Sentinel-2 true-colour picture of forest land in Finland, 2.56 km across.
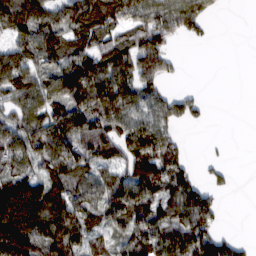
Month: February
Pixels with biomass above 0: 71%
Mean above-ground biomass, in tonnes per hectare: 91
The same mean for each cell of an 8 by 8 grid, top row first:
133 116 137 123 110 134 61 0
81 115 88 103 132 23 4 0
109 96 137 128 93 14 0 0
76 94 108 134 93 83 22 0
96 140 137 116 137 68 6 0
110 102 82 79 120 120 32 3
231 196 109 123 99 117 113 0
204 181 102 62 101 146 121 29
